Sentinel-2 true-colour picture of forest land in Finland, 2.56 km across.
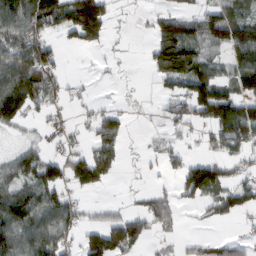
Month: February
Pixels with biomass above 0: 56%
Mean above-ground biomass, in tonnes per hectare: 63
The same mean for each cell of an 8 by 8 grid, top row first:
115 119 164 47 10 82 77 79
107 70 49 11 11 172 47 114
129 85 9 4 4 92 101 93
106 34 12 42 5 69 117 118
18 19 19 78 8 22 23 73
73 73 103 47 11 45 155 52
99 89 36 24 38 37 41 72
97 97 50 122 61 13 37 28
